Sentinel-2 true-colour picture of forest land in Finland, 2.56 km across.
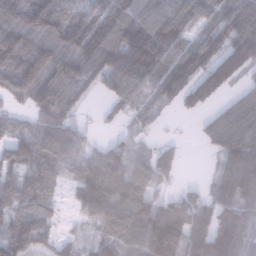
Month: January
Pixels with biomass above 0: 83%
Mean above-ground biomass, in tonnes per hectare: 101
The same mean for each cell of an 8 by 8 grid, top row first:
96 137 99 125 103 133 88 144
126 109 155 158 222 110 107 165
111 109 110 105 107 137 136 65
33 117 42 29 60 32 47 105
96 99 58 49 31 41 60 145
88 72 84 120 97 48 25 160
92 67 65 146 143 122 115 109
126 61 40 97 135 148 174 134
